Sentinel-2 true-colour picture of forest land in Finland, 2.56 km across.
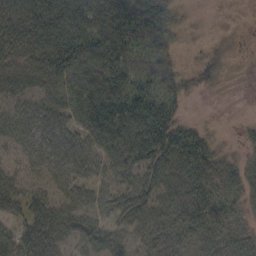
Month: October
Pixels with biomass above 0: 81%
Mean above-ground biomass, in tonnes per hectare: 44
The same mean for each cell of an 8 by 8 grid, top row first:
66 72 70 70 64 19 0 0
55 64 76 59 44 18 5 0
46 48 60 56 44 27 11 0
42 56 56 74 76 27 0 0
42 63 53 66 81 81 27 10
35 41 41 45 66 60 52 34
40 50 48 53 52 46 60 26
43 49 45 55 38 44 43 40
